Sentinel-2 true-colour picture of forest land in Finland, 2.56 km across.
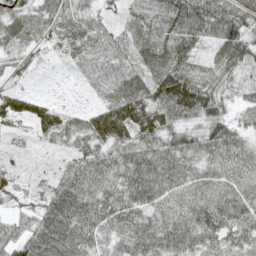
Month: May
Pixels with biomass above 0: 93%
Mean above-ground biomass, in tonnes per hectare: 76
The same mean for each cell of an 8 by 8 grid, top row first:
67 65 73 31 48 102 117 100
40 32 73 59 62 108 47 97
34 3 17 77 82 136 66 38
80 66 32 125 119 108 98 37
15 21 51 99 91 93 94 75
52 24 92 81 113 101 80 93
43 92 114 93 88 91 114 109
87 110 101 63 93 97 80 79
